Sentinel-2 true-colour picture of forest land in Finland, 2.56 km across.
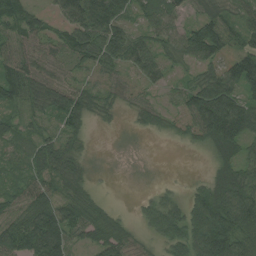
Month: August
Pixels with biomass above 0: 83%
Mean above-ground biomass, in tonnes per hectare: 69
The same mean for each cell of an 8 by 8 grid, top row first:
81 32 114 112 57 61 67 55
68 54 85 96 82 62 137 54
103 74 43 35 46 29 81 123
43 49 95 23 42 39 151 134
52 66 45 2 2 9 57 90
45 69 57 3 2 2 32 89
60 119 94 27 42 73 152 157
99 124 40 102 26 98 188 96
